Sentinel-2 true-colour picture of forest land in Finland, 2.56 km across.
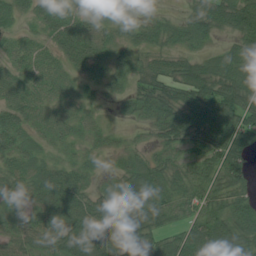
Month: July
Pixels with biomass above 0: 89%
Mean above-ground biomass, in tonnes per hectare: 55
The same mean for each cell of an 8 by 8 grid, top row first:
42 48 43 28 16 19 73 84
39 37 73 42 44 39 27 67
50 53 33 37 50 67 81 88
54 45 32 9 52 69 90 105
46 23 24 20 19 48 67 93
54 56 46 33 70 44 64 77
47 74 81 71 89 57 65 66
55 60 85 91 56 55 95 85
